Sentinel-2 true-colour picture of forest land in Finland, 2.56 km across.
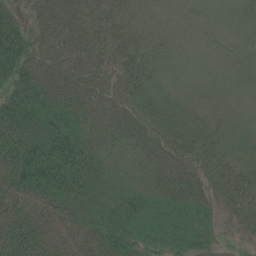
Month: July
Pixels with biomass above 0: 97%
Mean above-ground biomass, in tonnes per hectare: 54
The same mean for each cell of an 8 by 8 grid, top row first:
42 56 64 48 20 17 13 20
111 54 64 55 34 19 13 20
73 79 73 49 47 18 14 18
94 76 60 60 50 33 22 17
106 97 71 46 66 66 35 26
102 93 82 42 48 81 49 44
97 70 63 55 55 61 44 40
108 90 64 74 46 52 31 9
